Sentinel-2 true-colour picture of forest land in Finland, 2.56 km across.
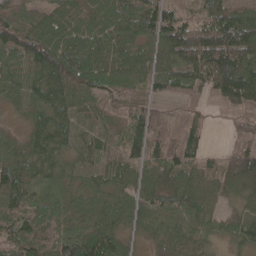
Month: May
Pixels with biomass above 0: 93%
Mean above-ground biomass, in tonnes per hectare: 77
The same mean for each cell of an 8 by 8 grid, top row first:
69 74 102 88 106 80 88 93
105 130 85 80 51 123 161 163
77 94 98 54 64 79 102 170
27 86 72 44 69 23 34 58
59 95 58 54 92 82 33 50
109 52 50 55 56 83 66 114
89 74 54 41 65 75 58 45
87 97 100 58 29 78 49 62
